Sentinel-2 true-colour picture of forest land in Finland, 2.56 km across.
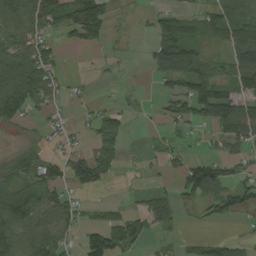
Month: August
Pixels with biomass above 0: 56%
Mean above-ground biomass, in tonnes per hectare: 63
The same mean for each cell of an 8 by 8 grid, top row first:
115 119 164 47 10 82 77 79
107 70 49 11 11 172 47 114
129 85 9 4 4 92 101 93
106 34 12 42 5 69 117 118
18 19 19 78 8 22 23 73
73 73 103 47 11 45 155 52
99 89 36 24 38 37 41 72
97 97 50 122 61 13 37 28
